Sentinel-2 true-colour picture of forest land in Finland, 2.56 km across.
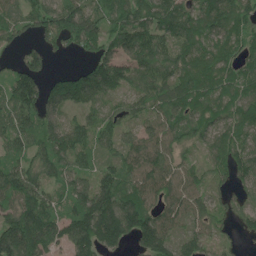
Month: June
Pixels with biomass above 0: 89%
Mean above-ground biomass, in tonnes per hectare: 104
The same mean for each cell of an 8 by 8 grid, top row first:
74 137 170 93 115 131 115 99
47 66 72 107 136 93 93 84
109 82 125 135 92 104 97 97
124 107 58 61 87 108 93 86
81 127 102 74 114 92 68 87
127 83 99 103 121 99 76 73
127 115 127 188 144 95 86 52
213 169 150 140 140 101 74 32
